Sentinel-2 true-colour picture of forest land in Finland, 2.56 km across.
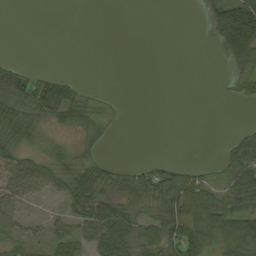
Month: August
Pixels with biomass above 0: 46%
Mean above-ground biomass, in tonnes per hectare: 30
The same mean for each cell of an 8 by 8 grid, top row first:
0 0 0 0 0 0 41 125
0 0 0 0 0 0 3 94
47 34 8 0 0 0 0 39
51 43 46 12 0 0 0 0
44 15 20 7 0 0 0 43
60 49 64 41 46 56 24 69
19 4 50 54 29 77 78 68
28 27 48 89 53 84 72 87
